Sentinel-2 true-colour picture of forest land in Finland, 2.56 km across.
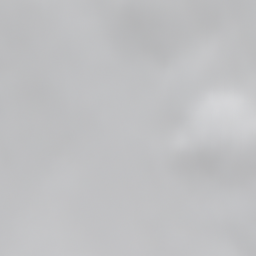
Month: June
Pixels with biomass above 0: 79%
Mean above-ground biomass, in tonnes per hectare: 66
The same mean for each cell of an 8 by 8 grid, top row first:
84 91 97 118 106 97 52 55
66 73 95 108 114 101 76 78
90 101 72 52 106 97 83 78
80 78 55 34 79 129 104 54
64 63 15 1 64 111 100 45
37 33 0 0 43 90 132 120
19 35 0 0 43 33 81 124
42 39 0 0 17 35 30 79
